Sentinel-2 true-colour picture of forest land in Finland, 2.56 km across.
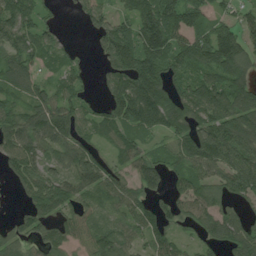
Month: July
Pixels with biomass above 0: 81%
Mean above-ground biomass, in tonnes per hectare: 79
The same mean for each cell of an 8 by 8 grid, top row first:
129 30 34 67 121 96 54 45
85 67 14 108 131 97 119 91
76 48 42 88 170 70 88 102
84 116 69 108 162 128 123 117
84 78 73 49 46 68 100 98
67 68 77 64 114 51 63 88
17 99 63 54 76 62 75 28
62 66 58 86 66 60 40 68
